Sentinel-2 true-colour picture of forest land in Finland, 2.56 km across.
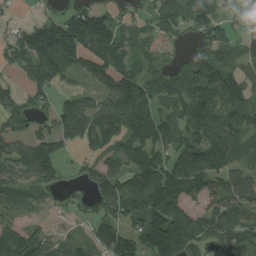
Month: August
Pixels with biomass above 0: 77%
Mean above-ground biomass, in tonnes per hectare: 109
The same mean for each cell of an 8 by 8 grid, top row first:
27 56 143 87 54 126 138 49
138 183 185 198 99 50 120 108
39 115 43 118 122 98 161 110
89 62 128 145 145 90 131 96
85 115 71 90 126 113 144 81
69 100 43 121 169 162 139 90
72 23 28 109 174 154 92 108
145 70 53 146 175 237 110 123
